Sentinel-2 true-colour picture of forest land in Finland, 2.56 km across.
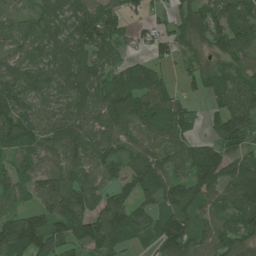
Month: July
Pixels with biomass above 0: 87%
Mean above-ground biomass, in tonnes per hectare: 81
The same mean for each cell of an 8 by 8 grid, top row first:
63 85 104 76 29 58 76 79
64 89 100 74 23 47 49 68
95 88 111 82 113 23 59 86
105 64 93 128 112 76 40 105
88 90 104 82 79 64 52 94
71 86 76 52 116 68 108 115
33 79 102 109 65 101 75 111
124 99 76 94 41 129 86 79
